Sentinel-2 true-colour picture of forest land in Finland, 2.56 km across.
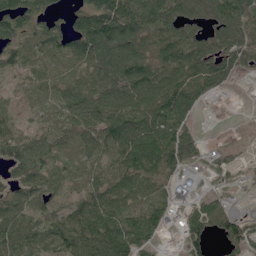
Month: May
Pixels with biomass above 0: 85%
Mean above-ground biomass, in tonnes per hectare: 80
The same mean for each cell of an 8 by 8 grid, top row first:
121 67 76 144 118 118 67 121
111 98 103 122 81 108 96 118
30 54 66 101 114 105 103 22
36 45 120 118 108 113 7 2
96 77 76 111 110 113 20 17
62 93 48 80 65 39 34 27
103 61 93 96 74 33 77 12
101 84 125 123 77 14 67 96
